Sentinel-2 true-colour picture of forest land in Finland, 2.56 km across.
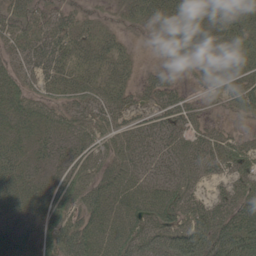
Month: May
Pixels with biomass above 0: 87%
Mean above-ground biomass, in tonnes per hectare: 47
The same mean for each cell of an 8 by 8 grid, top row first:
55 41 34 18 45 73 68 62
46 69 52 57 9 47 44 73
38 44 51 53 21 15 32 60
50 40 45 46 24 45 17 38
39 36 41 41 44 42 48 34
43 29 41 50 37 44 29 30
41 47 52 47 51 52 51 58
43 52 74 52 61 79 111 95
